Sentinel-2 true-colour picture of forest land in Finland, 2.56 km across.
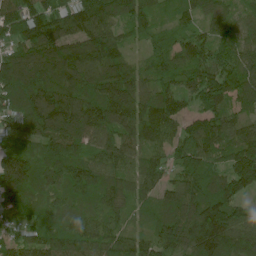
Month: June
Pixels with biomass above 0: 97%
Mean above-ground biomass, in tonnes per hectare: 113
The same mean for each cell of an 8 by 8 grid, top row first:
109 128 150 111 107 51 88 63
105 142 133 118 42 72 104 109
165 155 143 161 83 100 156 119
97 176 173 179 140 109 114 78
55 117 118 132 108 90 132 117
174 92 122 106 115 74 117 159
71 58 63 83 64 131 161 93
71 114 135 90 81 139 169 122
